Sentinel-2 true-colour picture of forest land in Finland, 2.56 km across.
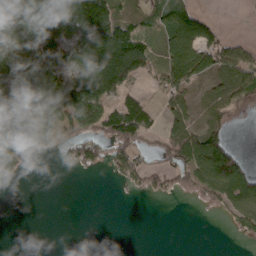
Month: March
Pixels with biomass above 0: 56%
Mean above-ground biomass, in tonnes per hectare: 54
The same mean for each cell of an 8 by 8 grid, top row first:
100 153 151 103 35 106 25 1
102 92 84 149 58 93 79 46
78 115 99 121 29 78 35 73
85 100 136 67 67 56 38 17
82 38 84 85 42 89 95 6
26 0 5 17 41 43 87 76
0 0 0 0 0 0 15 46
0 0 0 0 0 0 0 9
